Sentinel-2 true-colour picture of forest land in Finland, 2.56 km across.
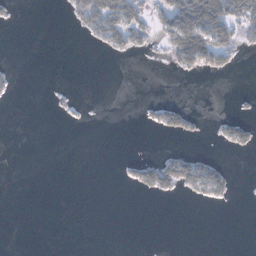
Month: January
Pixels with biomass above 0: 17%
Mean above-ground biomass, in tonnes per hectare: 15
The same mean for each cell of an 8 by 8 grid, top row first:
6 0 44 74 38 89 116 83
0 0 1 27 19 77 107 33
5 0 0 0 0 3 7 0
0 3 2 0 7 35 2 5
0 0 0 0 0 2 3 37
0 0 0 0 39 63 51 1
0 0 0 0 0 0 4 0
0 0 0 0 0 0 0 0
